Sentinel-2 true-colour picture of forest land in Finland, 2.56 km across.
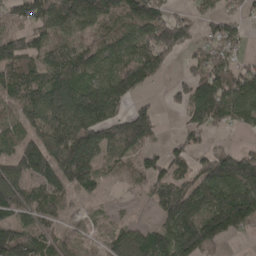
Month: April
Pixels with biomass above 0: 78%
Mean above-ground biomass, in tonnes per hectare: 99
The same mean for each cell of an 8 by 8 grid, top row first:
75 126 132 110 133 59 43 37
119 63 71 106 111 107 68 35
105 106 118 105 82 24 163 143
73 160 180 94 81 20 191 121
74 145 162 122 112 34 33 19
97 136 150 46 86 84 132 230
90 84 24 9 12 158 150 229
159 79 42 45 100 172 165 18
